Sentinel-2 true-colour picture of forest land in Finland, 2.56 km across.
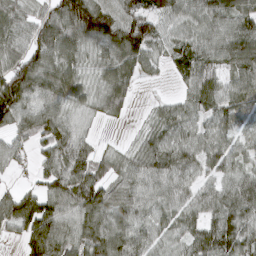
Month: March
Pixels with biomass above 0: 87%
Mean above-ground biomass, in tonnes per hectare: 77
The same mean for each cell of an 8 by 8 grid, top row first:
69 95 150 106 102 80 79 95
70 108 66 94 70 60 69 106
138 97 65 72 23 25 80 79
126 105 46 45 12 63 67 63
58 76 65 12 55 79 62 44
19 72 109 64 82 76 48 63
124 97 101 90 57 63 68 101
33 138 93 109 71 50 97 102
